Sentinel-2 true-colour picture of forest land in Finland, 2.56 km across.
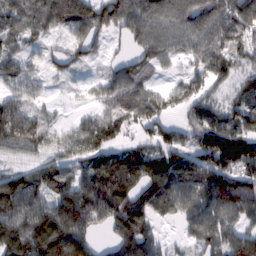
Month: February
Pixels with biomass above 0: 84%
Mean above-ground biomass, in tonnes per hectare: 102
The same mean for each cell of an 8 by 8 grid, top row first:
90 115 149 126 126 128 150 134
58 39 68 22 106 88 133 90
80 41 17 87 94 56 95 53
113 33 27 100 152 63 96 94
108 74 90 81 70 98 167 182
92 90 81 141 138 153 145 140
136 104 138 141 113 106 123 114
155 182 117 52 120 19 102 100
